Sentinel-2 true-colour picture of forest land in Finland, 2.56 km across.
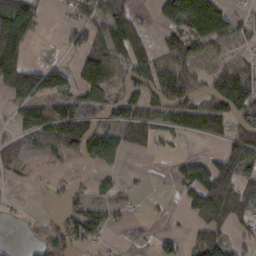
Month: February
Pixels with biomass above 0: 57%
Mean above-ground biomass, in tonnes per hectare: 56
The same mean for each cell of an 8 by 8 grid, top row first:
146 14 36 84 14 107 223 37
123 1 54 82 56 85 57 22
126 93 73 59 61 103 38 80
42 81 90 60 65 63 78 85
27 54 94 75 39 13 17 93
24 11 11 14 4 24 87 69
5 5 52 34 6 5 122 66
2 73 49 10 20 24 83 32
